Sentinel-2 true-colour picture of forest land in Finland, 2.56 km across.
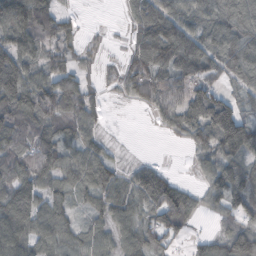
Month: October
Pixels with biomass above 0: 80%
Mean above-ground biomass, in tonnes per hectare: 64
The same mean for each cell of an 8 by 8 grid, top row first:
105 74 14 0 67 66 60 97
81 56 28 5 70 96 55 83
121 82 61 18 55 70 52 44
103 100 87 3 9 82 119 61
74 87 65 14 0 9 68 109
92 70 65 57 77 22 48 87
127 74 28 66 73 117 36 72
107 82 66 57 74 35 36 81
